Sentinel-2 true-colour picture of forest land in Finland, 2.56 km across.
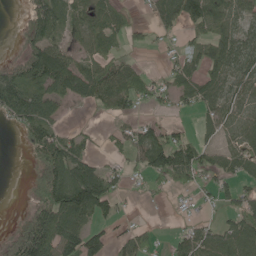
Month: May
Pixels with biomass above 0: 61%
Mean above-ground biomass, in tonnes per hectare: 56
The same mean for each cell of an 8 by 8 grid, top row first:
6 85 43 50 9 84 92 56
17 97 32 32 20 16 77 81
93 107 86 96 39 42 59 64
82 67 2 37 15 20 39 50
5 104 43 22 83 87 32 54
0 97 122 57 35 86 33 45
2 110 139 42 2 5 11 55
65 130 98 42 44 32 79 98
